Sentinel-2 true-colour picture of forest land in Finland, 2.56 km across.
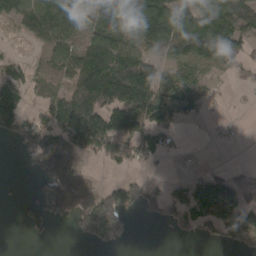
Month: April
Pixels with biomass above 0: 59%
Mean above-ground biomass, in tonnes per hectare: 83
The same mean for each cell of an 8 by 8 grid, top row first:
99 149 107 145 162 135 104 155
5 80 107 161 109 116 142 66
79 71 156 199 164 89 36 15
105 78 186 135 144 101 12 1
38 133 120 119 82 12 4 3
1 136 115 11 28 12 46 23
13 118 138 145 65 82 118 103
0 18 30 52 0 17 35 74
